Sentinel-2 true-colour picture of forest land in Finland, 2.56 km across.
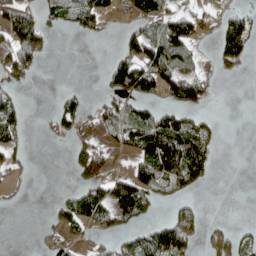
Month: April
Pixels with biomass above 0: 38%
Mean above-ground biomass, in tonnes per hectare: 43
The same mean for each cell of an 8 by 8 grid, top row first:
58 41 69 26 74 54 30 42
105 33 0 5 89 92 7 86
44 0 0 68 107 91 34 5
54 8 47 44 38 51 16 0
41 2 24 20 90 135 62 0
16 0 42 57 71 92 48 0
4 9 106 103 65 31 4 0
0 10 19 30 80 126 26 38
